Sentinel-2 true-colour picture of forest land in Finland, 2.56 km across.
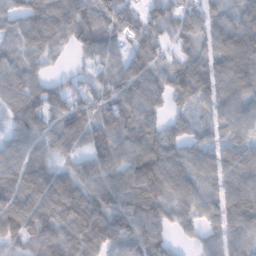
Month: January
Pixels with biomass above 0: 91%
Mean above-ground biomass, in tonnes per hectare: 83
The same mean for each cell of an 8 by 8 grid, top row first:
68 108 83 93 61 71 65 71
51 70 57 51 83 48 68 123
86 54 42 74 91 96 109 105
88 102 110 77 71 48 51 82
71 71 69 105 96 77 58 74
88 96 80 93 143 100 55 91
114 116 118 117 121 74 65 97
76 117 102 108 119 34 47 66
